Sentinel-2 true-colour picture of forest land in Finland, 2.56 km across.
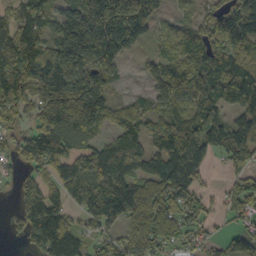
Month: October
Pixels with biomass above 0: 81%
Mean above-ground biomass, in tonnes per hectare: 110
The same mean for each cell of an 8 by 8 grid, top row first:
78 71 191 237 141 31 74 126
114 100 223 133 11 76 129 112
176 189 211 83 37 183 159 163
70 189 234 83 70 119 106 88
62 121 141 106 118 135 130 142
28 49 87 141 98 192 41 71
39 140 51 131 122 118 41 78
20 146 56 68 123 73 46 86
